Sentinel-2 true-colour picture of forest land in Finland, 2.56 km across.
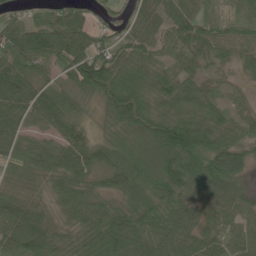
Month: June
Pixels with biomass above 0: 93%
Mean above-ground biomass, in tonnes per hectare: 72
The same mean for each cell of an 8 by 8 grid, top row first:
45 54 61 30 48 64 61 69
80 80 96 80 64 52 53 49
92 46 101 97 96 84 36 21
91 88 44 71 83 80 62 29
70 47 68 68 117 176 107 68
61 57 80 62 122 122 116 60
88 43 77 48 102 76 55 55
102 87 51 88 68 73 62 58
